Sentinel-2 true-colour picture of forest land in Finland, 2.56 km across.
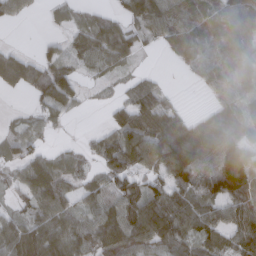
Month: March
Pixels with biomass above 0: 75%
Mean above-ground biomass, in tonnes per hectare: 66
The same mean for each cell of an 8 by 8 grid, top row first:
33 11 21 38 84 99 83 107
18 22 52 84 24 63 83 95
72 98 34 17 34 2 59 81
9 47 13 30 99 36 26 69
56 19 15 67 105 133 88 107
35 90 50 77 68 68 67 158
27 81 52 77 129 110 70 96
113 115 95 105 91 87 62 78
